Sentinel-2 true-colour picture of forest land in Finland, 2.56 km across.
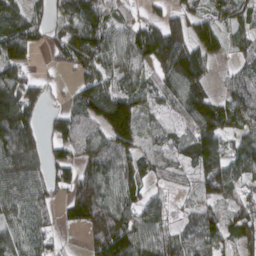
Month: March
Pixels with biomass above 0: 82%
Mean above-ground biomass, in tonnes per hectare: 88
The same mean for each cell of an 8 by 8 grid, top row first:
113 69 136 78 46 68 75 88
97 43 130 95 126 128 91 52
111 20 62 74 61 114 62 67
161 25 84 165 63 53 135 102
160 60 91 119 58 58 119 72
123 67 105 95 77 39 137 71
75 55 132 122 96 32 75 74
83 51 15 198 100 82 106 87
